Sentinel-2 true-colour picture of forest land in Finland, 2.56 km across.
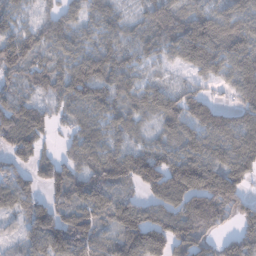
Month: January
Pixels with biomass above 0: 88%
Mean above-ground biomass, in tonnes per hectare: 100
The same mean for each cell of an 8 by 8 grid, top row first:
66 63 77 54 56 95 115 117
154 92 87 93 78 112 173 131
77 116 173 115 61 38 61 97
122 69 87 91 71 109 62 79
117 30 88 86 58 94 122 90
95 89 85 120 151 180 166 125
84 86 106 138 107 110 143 99
33 152 105 76 187 128 64 125
